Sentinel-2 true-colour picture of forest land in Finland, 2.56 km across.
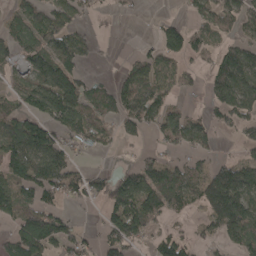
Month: April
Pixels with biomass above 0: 61%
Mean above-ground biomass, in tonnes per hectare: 76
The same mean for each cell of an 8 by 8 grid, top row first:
50 77 41 10 5 16 75 91
67 99 88 4 25 88 55 90
47 111 76 36 113 62 59 136
81 105 100 76 122 59 43 92
138 149 62 33 23 77 47 34
122 150 74 52 95 89 101 122
117 80 18 89 144 48 91 145
86 95 60 90 54 80 32 93
